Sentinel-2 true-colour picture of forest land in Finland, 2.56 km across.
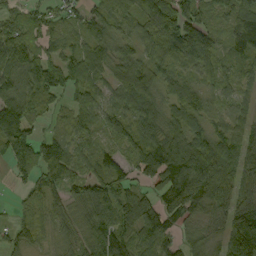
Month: September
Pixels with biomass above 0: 89%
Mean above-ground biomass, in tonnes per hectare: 89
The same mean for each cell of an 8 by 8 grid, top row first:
54 54 65 93 99 152 57 106
99 52 61 89 70 123 122 71
98 142 99 73 138 69 58 56
149 63 71 66 92 75 60 53
158 86 58 49 90 101 98 87
46 98 69 101 80 159 159 109
31 69 66 117 101 124 91 114
70 40 61 136 78 60 63 193
